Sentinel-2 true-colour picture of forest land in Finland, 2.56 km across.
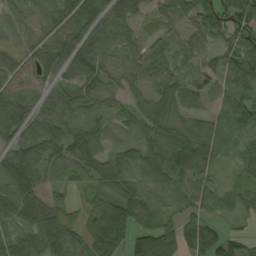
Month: September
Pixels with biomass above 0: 88%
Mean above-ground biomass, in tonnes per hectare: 61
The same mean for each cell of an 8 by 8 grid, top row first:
40 45 73 61 19 47 69 112
28 56 79 60 50 51 13 60
31 40 77 31 54 67 52 71
85 33 55 28 62 70 56 89
47 66 94 38 61 107 108 36
90 40 43 73 52 85 46 32
60 66 27 103 70 36 48 52
67 97 54 107 120 102 89 39
